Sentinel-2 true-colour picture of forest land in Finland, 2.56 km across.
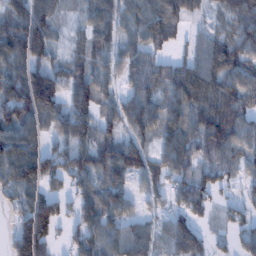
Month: January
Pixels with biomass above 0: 84%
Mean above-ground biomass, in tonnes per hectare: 80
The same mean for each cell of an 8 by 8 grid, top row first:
107 92 33 71 79 72 32 86
118 90 51 64 62 34 66 89
104 124 85 54 78 99 76 86
130 106 94 61 99 89 96 88
107 49 89 81 60 91 103 78
105 96 90 96 82 78 73 48
62 101 73 94 27 55 48 47
115 102 78 79 79 96 51 54
